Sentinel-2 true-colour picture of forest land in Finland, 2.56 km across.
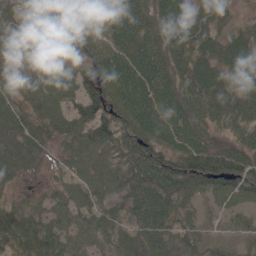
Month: June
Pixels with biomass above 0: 94%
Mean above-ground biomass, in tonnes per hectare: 73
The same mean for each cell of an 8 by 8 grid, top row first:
58 85 47 55 68 99 86 18
55 66 78 63 88 71 81 106
53 55 61 85 102 75 102 78
61 62 69 79 94 86 77 86
89 42 63 76 92 68 80 56
58 21 50 56 110 92 106 89
56 56 67 71 104 72 32 47
109 117 70 70 101 80 65 57
